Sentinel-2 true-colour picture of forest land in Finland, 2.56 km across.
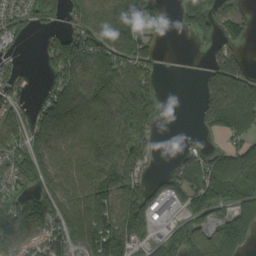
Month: September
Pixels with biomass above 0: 71%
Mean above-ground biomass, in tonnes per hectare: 105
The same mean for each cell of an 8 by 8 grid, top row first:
65 76 111 176 101 27 100 69
24 72 130 158 86 1 27 37
64 44 156 134 91 0 56 125
71 136 181 164 143 5 100 251
93 152 116 186 86 3 16 100
88 130 122 205 65 76 139 172
97 141 185 195 149 45 100 120
101 89 158 232 67 107 97 132
